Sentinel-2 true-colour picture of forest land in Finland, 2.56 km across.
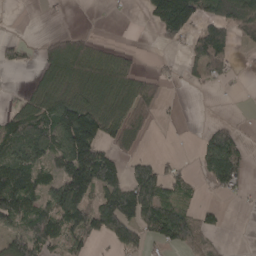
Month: April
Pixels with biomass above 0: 53%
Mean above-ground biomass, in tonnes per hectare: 62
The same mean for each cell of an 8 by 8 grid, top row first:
0 3 0 2 26 197 72 115
35 58 69 25 2 22 101 19
0 75 84 100 47 11 43 6
45 100 161 99 51 3 0 1
96 100 197 51 14 1 72 57
117 64 176 106 78 42 67 61
111 78 118 111 111 84 26 4
72 90 60 63 53 99 48 0
